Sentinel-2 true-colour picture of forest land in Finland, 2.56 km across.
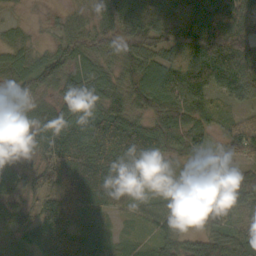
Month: October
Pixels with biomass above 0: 93%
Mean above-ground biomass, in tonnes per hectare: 68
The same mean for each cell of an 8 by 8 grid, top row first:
10 9 33 79 90 78 110 73
44 27 57 58 64 49 122 95
60 70 81 56 88 76 88 77
54 61 88 94 56 67 46 27
44 101 110 169 126 69 43 87
62 77 143 112 38 12 40 50
51 81 115 51 39 71 71 55
32 77 91 36 20 56 59 66
